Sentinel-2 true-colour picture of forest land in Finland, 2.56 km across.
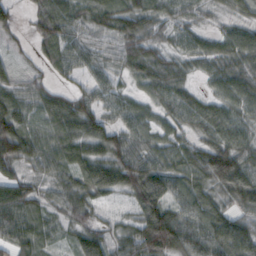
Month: October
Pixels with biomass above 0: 92%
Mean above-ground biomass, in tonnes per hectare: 62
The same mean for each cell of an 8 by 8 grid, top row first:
30 79 46 84 74 42 26 43
18 72 60 44 83 33 39 69
35 31 33 42 64 59 32 69
87 52 92 50 45 56 56 47
120 55 71 85 56 48 57 59
56 46 73 100 112 72 97 110
87 43 63 28 103 65 64 58
71 39 25 40 117 116 78 77
